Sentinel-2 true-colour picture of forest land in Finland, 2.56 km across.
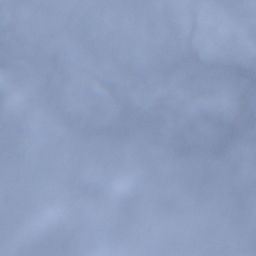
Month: December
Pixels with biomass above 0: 60%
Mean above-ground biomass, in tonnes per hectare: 78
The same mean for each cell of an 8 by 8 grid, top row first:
17 0 1 6 40 139 211 151
1 0 5 0 23 115 129 83
51 8 60 1 3 177 159 75
89 82 0 0 1 108 148 55
99 93 17 1 0 63 84 46
155 177 104 97 78 31 82 79
109 114 119 95 102 83 49 89
165 126 171 212 97 92 120 81
